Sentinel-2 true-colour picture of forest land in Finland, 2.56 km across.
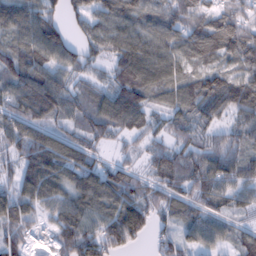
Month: February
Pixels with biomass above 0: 90%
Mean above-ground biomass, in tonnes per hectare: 87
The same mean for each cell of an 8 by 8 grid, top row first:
98 82 71 109 98 97 98 88
90 126 59 89 111 101 116 133
110 101 53 74 129 80 95 107
86 110 80 120 90 55 90 91
95 125 86 41 43 69 72 72
68 130 112 102 62 90 119 106
79 56 84 88 101 77 67 50
71 31 127 103 39 63 59 62
